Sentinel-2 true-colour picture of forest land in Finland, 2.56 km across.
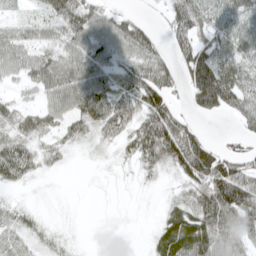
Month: April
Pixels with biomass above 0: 74%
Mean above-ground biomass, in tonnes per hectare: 50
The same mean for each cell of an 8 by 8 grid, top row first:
20 53 80 42 13 75 46 50
62 45 58 53 70 52 57 56
27 64 78 61 86 51 131 62
37 49 60 79 92 54 48 49
52 27 21 28 93 113 64 26
48 9 1 5 24 41 140 111
25 6 2 2 3 39 88 115
26 26 6 1 5 88 75 56
